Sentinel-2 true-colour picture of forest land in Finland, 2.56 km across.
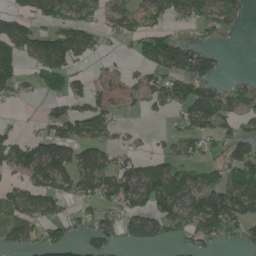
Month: June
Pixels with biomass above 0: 57%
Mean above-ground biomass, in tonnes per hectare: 65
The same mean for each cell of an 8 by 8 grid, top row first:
58 60 40 66 68 64 76 55
92 113 92 13 68 95 38 1
70 58 34 51 54 111 91 20
3 27 69 66 28 45 107 81
62 90 73 41 9 41 41 86
47 116 105 93 102 98 58 79
64 73 35 47 84 104 153 125
68 61 31 47 73 37 56 33
